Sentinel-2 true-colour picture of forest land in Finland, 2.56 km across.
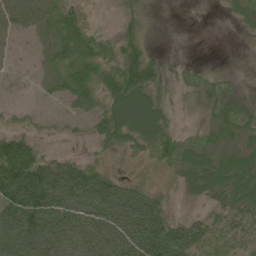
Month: June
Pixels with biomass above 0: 77%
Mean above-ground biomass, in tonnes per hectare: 44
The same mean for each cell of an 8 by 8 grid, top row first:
52 52 27 6 31 1 2 23
17 44 61 29 36 0 0 1
7 34 55 47 63 13 20 6
8 11 27 61 90 9 26 37
62 8 7 32 37 36 34 34
110 92 79 36 10 22 72 67
98 105 85 102 99 8 25 47
83 88 76 99 119 79 38 24
